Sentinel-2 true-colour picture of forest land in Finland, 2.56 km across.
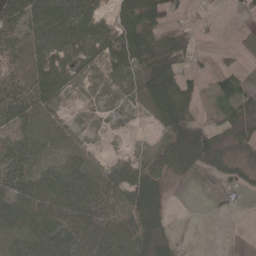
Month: April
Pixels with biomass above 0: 72%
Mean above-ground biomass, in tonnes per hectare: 49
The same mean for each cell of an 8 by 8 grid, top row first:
72 89 80 46 79 31 9 6
55 82 75 77 66 42 7 22
73 87 28 41 57 82 16 38
69 54 9 21 34 103 15 38
63 60 33 2 3 67 63 39
67 63 75 52 71 25 18 32
77 67 82 61 85 2 3 9
79 68 87 101 78 28 0 0
